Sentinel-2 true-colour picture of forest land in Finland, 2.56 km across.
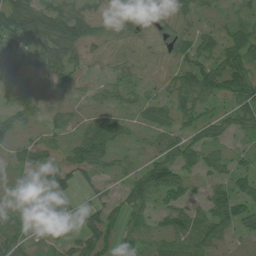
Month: July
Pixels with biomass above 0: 73%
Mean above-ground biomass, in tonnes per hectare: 43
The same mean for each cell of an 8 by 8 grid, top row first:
91 79 65 22 23 33 16 34
65 74 49 11 10 35 43 79
37 26 21 27 22 40 71 72
54 27 17 27 34 57 29 56
41 29 58 42 17 56 55 13
20 54 35 23 74 75 32 40
24 77 42 32 44 60 53 63
37 29 45 40 21 70 67 14
